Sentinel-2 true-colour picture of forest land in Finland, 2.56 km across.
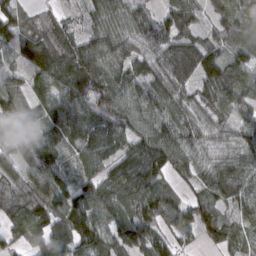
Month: March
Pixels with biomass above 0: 93%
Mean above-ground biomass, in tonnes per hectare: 97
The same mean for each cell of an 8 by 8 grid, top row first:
86 45 42 107 83 115 47 114
72 123 110 107 68 103 95 86
67 113 159 111 94 100 111 117
134 98 104 103 95 81 78 71
70 126 86 94 106 110 68 100
64 96 63 93 130 64 79 112
100 129 130 137 127 84 83 78
66 156 152 122 118 77 55 68
